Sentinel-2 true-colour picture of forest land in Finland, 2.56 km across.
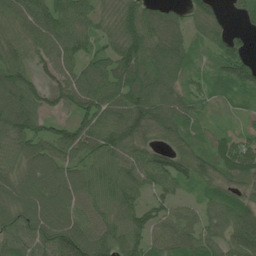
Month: June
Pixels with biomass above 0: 93%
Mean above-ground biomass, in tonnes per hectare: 89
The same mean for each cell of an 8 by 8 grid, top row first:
101 121 88 75 105 41 95 28
93 98 78 81 129 105 55 63
108 60 111 125 133 87 56 110
123 53 86 112 136 94 32 30
103 95 98 112 80 72 56 58
104 105 78 102 88 95 72 83
129 121 86 87 75 58 58 98
79 123 130 98 78 94 76 115
